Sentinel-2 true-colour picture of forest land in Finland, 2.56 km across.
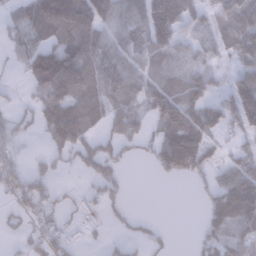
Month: January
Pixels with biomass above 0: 63%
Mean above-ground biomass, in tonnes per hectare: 64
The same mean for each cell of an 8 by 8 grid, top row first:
36 149 140 88 98 119 61 131
41 80 107 73 83 86 51 95
7 91 131 92 75 70 62 72
20 98 110 86 63 110 82 129
28 36 77 46 30 134 54 31
49 35 17 50 0 41 37 130
35 41 29 24 0 0 52 141
11 62 18 15 27 3 41 62
